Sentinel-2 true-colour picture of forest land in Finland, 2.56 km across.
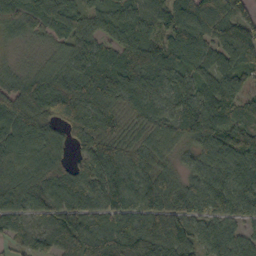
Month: October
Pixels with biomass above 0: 91%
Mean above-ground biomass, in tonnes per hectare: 82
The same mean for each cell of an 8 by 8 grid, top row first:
66 104 83 70 67 85 83 66
11 20 89 61 98 77 75 105
17 87 105 77 93 75 74 75
104 98 103 80 76 67 114 83
108 97 55 80 61 49 108 112
89 114 110 97 83 51 94 99
83 91 92 79 96 89 75 73
54 72 76 105 119 101 69 55
